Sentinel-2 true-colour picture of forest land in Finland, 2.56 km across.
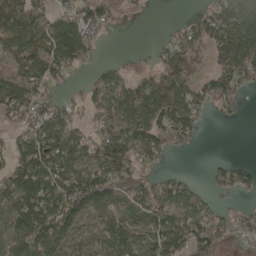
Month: April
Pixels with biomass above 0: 73%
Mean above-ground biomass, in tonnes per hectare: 85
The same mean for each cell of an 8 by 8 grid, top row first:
116 86 101 50 8 3 71 118
102 117 125 1 6 86 93 152
80 93 13 57 57 127 71 112
109 80 39 82 116 156 34 25
80 125 74 177 116 51 1 0
148 131 121 159 90 31 25 71
142 142 134 68 135 109 64 31
117 136 47 73 89 111 114 49
